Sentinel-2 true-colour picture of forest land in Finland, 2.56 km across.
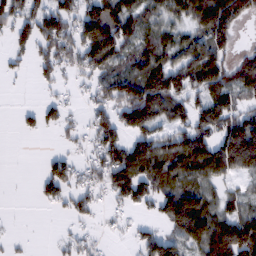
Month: February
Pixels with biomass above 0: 65%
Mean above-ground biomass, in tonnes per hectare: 74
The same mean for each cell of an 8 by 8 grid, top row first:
88 102 87 129 86 59 143 104
44 81 108 130 87 82 110 31
10 34 29 93 143 122 127 79
12 49 21 77 165 78 115 83
0 0 28 99 83 85 105 189
0 66 45 98 116 80 71 46
0 17 45 28 43 145 98 63
9 1 30 10 57 65 156 165
